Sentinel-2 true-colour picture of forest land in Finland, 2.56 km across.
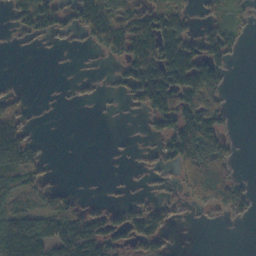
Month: October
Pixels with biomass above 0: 48%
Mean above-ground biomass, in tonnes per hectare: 60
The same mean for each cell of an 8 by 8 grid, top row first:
53 110 99 139 114 83 28 22
5 10 13 86 158 156 92 24
3 0 11 16 168 152 129 0
63 1 0 3 48 147 110 1
142 7 0 1 7 121 125 10
86 25 0 1 11 43 150 24
61 63 44 41 72 26 39 47
160 120 171 80 84 6 0 0
